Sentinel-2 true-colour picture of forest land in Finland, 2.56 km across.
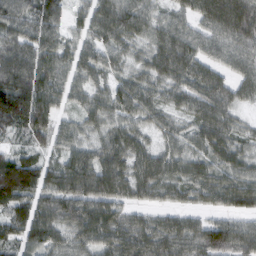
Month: February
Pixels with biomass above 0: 93%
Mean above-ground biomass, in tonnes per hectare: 80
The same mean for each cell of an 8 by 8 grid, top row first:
87 88 43 101 77 54 89 116
91 83 64 70 59 102 59 75
127 99 61 54 66 77 84 59
155 113 52 74 72 53 90 43
29 57 61 75 54 62 80 57
200 89 116 113 88 70 72 83
100 83 99 79 49 52 49 69
72 82 70 81 94 94 117 102
